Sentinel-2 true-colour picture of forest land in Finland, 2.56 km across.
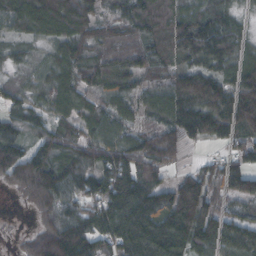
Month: October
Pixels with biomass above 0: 90%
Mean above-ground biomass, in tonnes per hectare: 92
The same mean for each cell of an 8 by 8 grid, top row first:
93 130 131 53 103 97 81 28
34 42 86 92 102 117 126 58
37 60 85 88 68 92 134 99
69 62 68 72 59 121 167 69
103 87 89 89 92 99 62 74
102 139 96 118 102 44 82 130
4 81 76 124 131 175 119 32
14 138 127 101 156 130 126 114
